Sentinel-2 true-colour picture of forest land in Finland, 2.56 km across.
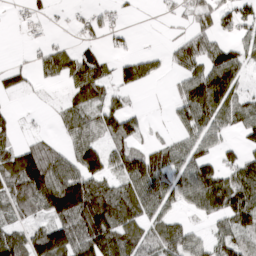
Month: March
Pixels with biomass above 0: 65%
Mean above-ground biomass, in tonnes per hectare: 61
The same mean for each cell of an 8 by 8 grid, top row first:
10 20 19 19 1 15 48 66
1 33 43 13 4 37 79 44
32 27 84 49 52 24 138 63
18 6 62 79 16 36 127 62
57 47 75 64 43 51 61 40
134 126 97 59 108 65 94 86
69 94 145 118 71 30 69 108
87 76 111 126 77 91 37 59
